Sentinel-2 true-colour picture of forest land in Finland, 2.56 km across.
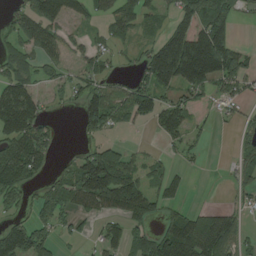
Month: August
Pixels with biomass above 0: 60%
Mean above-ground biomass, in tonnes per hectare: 74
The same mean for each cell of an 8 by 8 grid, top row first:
53 106 62 72 57 62 131 29
68 81 35 36 33 192 225 46
101 39 37 35 68 137 134 100
199 23 76 129 83 112 77 28
121 68 18 36 8 33 12 41
111 32 111 136 66 37 2 46
41 78 77 102 98 41 28 35
134 55 19 59 81 149 128 62
